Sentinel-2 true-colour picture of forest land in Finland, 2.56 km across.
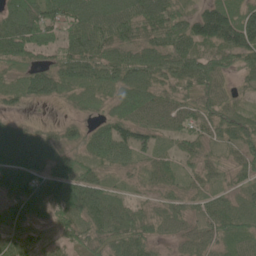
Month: June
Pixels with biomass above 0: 92%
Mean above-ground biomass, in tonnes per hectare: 68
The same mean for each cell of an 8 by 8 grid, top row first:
97 87 96 108 85 71 112 88
104 66 102 85 66 86 60 107
58 96 84 80 75 75 79 34
21 2 28 44 75 66 70 46
80 63 54 101 56 42 47 58
93 88 83 34 36 38 43 40
68 67 96 68 37 53 69 56
77 44 69 80 68 34 64 66
